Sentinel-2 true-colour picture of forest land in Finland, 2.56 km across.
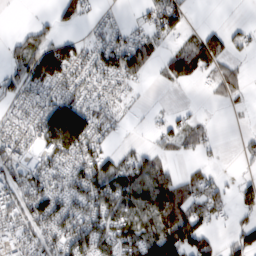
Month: February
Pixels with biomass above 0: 63%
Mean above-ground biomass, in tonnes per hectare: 63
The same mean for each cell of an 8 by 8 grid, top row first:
0 13 55 21 38 88 0 1
41 88 53 96 74 37 130 37
71 108 74 78 24 56 33 43
54 101 137 46 9 19 3 9
75 101 131 31 17 39 37 13
74 93 85 98 98 61 39 19
87 103 84 115 99 113 78 42
66 73 106 94 101 116 61 68
